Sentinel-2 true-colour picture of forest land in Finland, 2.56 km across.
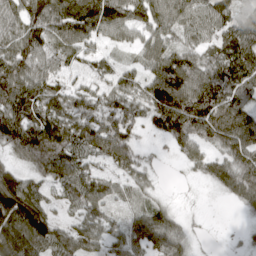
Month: April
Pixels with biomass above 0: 89%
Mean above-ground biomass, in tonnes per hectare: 82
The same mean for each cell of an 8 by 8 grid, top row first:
88 137 149 129 93 92 102 74
87 80 76 35 71 73 70 122
120 75 33 54 72 135 107 113
113 91 69 68 66 168 129 99
103 127 93 108 18 58 70 102
78 75 94 55 39 3 56 109
188 69 73 48 53 21 3 33
159 122 91 60 87 75 5 12
